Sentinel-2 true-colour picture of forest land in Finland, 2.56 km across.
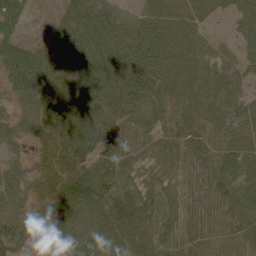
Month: June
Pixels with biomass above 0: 98%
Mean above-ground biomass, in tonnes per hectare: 62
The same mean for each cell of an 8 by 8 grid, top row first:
41 9 74 72 66 55 53 77
36 51 76 64 84 72 37 47
56 74 82 60 75 69 51 55
42 72 73 71 82 52 59 61
39 45 78 65 54 82 65 54
51 58 91 77 47 67 63 78
31 51 93 72 65 73 62 80
66 41 89 73 57 76 55 49
